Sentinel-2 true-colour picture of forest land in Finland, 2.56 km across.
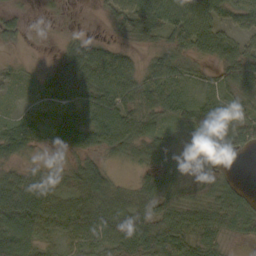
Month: October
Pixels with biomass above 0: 85%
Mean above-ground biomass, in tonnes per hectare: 45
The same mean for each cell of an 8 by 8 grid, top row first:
17 4 1 29 83 85 73 54
7 3 42 34 19 50 61 49
18 36 65 84 48 51 17 82
16 25 47 77 53 41 58 46
54 24 37 55 58 34 45 36
44 41 50 30 34 41 31 7
96 63 55 65 49 59 53 53
86 30 43 54 70 65 48 16
